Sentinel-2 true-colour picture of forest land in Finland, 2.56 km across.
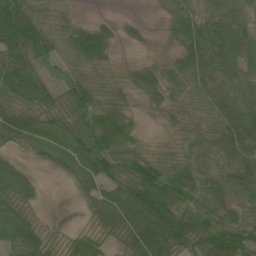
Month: June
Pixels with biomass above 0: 86%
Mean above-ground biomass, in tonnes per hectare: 59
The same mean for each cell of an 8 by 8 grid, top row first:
117 47 13 12 7 58 55 56
104 67 88 39 11 38 94 85
97 38 52 26 51 48 60 58
73 68 73 71 13 28 50 79
39 52 66 85 21 24 61 95
50 9 61 57 89 83 73 88
66 3 12 82 133 90 73 58
66 43 42 36 104 100 80 87
